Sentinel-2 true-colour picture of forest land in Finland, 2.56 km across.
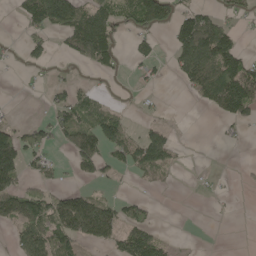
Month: May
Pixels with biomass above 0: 41%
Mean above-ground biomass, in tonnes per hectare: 47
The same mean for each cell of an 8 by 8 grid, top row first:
19 133 94 73 109 67 62 23
6 30 88 74 25 63 150 45
3 10 8 7 15 21 118 131
4 26 69 36 8 1 19 76
85 43 83 75 91 33 0 9
68 30 27 16 30 7 3 3
89 111 124 62 38 0 1 1
47 102 73 59 91 5 0 0
